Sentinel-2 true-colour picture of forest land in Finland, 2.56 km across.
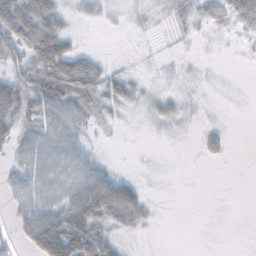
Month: October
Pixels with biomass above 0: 56%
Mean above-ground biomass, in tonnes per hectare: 26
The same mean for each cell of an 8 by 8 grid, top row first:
80 57 13 9 12 27 26 34
41 76 14 0 2 6 3 4
45 89 81 33 8 9 4 0
68 47 43 18 11 21 3 1
31 42 28 2 1 2 24 0
27 40 40 29 4 0 0 0
25 41 68 70 31 0 0 0
16 90 96 43 3 0 0 0
